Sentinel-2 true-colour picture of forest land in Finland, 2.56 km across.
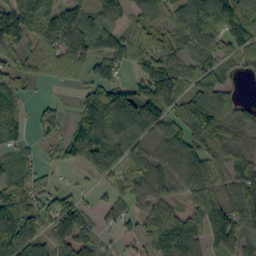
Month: September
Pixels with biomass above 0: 82%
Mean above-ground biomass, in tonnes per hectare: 96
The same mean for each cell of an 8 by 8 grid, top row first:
158 201 85 67 96 85 142 118
124 103 143 139 127 102 94 94
79 43 47 96 125 134 95 18
46 35 92 175 144 100 183 70
47 42 158 140 82 114 127 79
64 27 16 73 106 113 118 118
120 77 64 47 63 61 114 123
135 66 73 15 69 166 75 84
